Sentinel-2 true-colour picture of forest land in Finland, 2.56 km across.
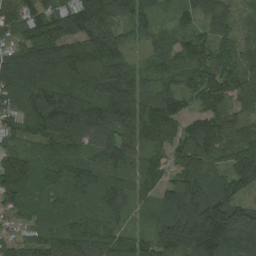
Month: August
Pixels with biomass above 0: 97%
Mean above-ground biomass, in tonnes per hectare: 113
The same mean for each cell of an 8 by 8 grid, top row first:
109 128 150 111 107 51 88 63
105 142 133 118 42 72 104 109
165 155 143 161 83 100 156 119
97 176 173 179 140 109 114 78
55 117 118 132 108 90 132 117
174 92 122 106 115 74 117 159
71 58 63 83 64 131 161 93
71 114 135 90 81 139 169 122
